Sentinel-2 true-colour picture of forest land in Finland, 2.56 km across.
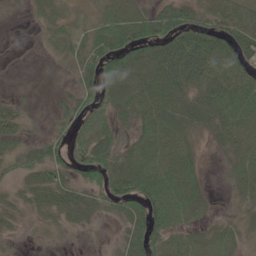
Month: May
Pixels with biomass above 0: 78%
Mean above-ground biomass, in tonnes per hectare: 44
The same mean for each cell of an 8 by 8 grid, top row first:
2 35 10 53 48 77 40 58
0 20 33 60 57 102 99 59
1 2 32 53 52 103 79 62
27 10 49 42 49 47 59 59
35 41 44 56 46 47 16 39
31 52 43 73 76 57 11 42
36 46 53 46 70 72 19 26
10 21 13 20 83 50 36 31
